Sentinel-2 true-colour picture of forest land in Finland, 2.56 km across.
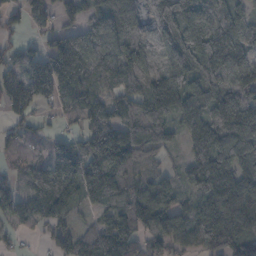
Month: November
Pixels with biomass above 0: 85%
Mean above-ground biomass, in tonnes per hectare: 111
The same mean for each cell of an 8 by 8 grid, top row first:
58 94 65 130 55 146 116 93
42 75 103 88 93 145 150 115
84 185 115 72 145 148 134 128
63 27 93 91 119 143 125 143
54 56 75 199 174 43 171 164
46 125 158 165 84 62 194 125
100 131 72 98 171 104 111 161
27 33 135 227 102 98 120 118
